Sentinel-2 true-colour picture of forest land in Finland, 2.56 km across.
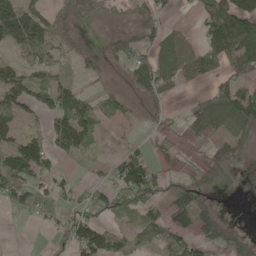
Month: May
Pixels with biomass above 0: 57%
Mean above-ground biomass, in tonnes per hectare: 59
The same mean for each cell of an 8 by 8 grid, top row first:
151 57 25 24 42 8 76 151
58 80 21 54 61 77 73 129
97 56 24 9 94 62 41 57
81 68 106 44 30 11 99 144
75 67 83 7 23 19 39 65
100 51 8 43 129 23 74 11
40 39 48 64 78 65 41 0
0 9 103 71 59 75 62 76
